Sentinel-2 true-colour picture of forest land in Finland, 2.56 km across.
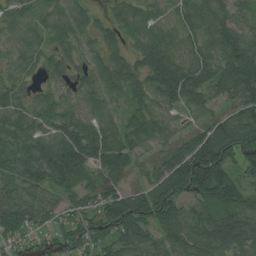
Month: August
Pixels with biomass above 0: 91%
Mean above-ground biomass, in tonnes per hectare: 67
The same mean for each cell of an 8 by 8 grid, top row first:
38 35 42 40 45 38 86 46
45 47 35 45 69 66 71 111
45 31 41 60 63 117 78 119
67 51 42 40 62 37 43 81
60 64 119 90 62 58 104 83
67 102 86 66 65 129 155 58
98 66 53 106 95 63 76 83
55 33 57 74 69 57 68 58
